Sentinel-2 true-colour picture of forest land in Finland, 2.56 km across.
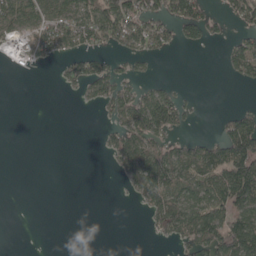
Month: May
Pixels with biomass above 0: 41%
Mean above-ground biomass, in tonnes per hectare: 43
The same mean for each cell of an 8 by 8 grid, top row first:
76 74 78 96 78 90 59 69
28 48 51 36 48 25 12 58
0 0 55 67 20 7 0 29
0 0 1 41 121 83 1 42
0 0 0 43 101 50 62 124
0 0 0 4 107 90 87 151
0 0 0 0 30 103 89 96
0 0 0 0 2 31 81 110
